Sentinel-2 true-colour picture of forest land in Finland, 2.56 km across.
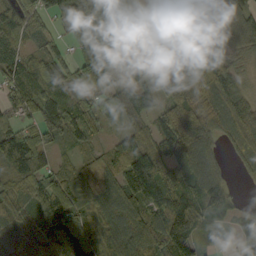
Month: September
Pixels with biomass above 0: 89%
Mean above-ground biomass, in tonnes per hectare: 92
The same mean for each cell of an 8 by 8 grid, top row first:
97 68 88 104 63 120 92 120
61 64 65 96 83 100 133 80
92 132 68 56 74 149 166 68
57 86 70 44 67 149 93 139
135 58 37 37 62 173 83 104
92 78 72 82 133 88 110 22
68 125 83 104 128 148 108 35
79 119 139 91 106 167 23 51
